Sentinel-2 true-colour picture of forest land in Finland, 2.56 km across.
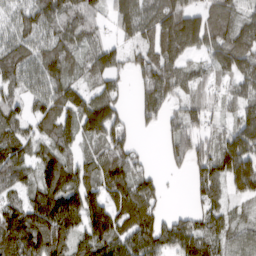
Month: March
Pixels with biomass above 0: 83%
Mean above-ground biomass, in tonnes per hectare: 85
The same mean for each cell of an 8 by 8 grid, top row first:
57 88 95 68 93 145 105 84
100 86 74 51 70 129 77 114
83 116 60 65 85 90 45 75
68 92 91 93 62 47 55 54
101 66 58 102 9 76 61 128
66 100 84 114 63 15 92 162
84 129 113 109 119 13 74 30
145 122 76 122 107 112 85 56
